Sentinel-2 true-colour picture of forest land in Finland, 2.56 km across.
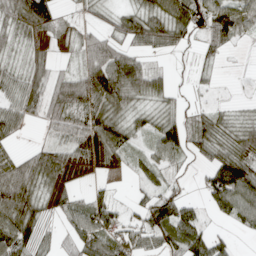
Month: April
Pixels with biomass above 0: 74%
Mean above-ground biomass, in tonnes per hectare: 55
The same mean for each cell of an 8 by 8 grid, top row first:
71 76 17 36 72 79 95 67
21 44 44 62 50 38 42 8
48 64 80 118 75 13 16 1
66 59 63 76 33 39 32 12
18 35 59 85 23 66 64 69
83 73 33 30 31 16 57 126
112 49 46 67 68 83 39 88
94 36 74 69 45 76 75 8
